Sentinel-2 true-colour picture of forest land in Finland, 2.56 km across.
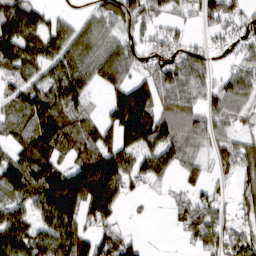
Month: March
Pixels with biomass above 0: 77%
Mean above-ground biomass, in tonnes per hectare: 90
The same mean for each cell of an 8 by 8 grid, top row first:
139 54 27 82 106 32 85 60
126 113 102 94 66 63 49 51
71 93 114 113 83 111 79 97
77 139 67 95 177 141 93 77
68 127 100 92 128 127 71 70
109 147 177 169 80 50 43 61
81 145 144 93 5 32 59 39
125 121 115 83 16 14 106 60
